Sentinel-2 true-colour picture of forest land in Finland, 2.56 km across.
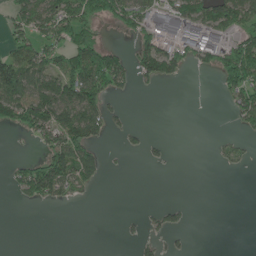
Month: June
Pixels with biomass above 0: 38%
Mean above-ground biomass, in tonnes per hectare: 44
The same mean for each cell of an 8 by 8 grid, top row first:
52 90 85 61 65 83 94 97
68 66 93 34 58 56 79 92
140 99 139 92 32 26 0 106
106 118 130 27 0 0 0 66
1 55 93 6 20 0 2 18
41 124 85 3 0 0 0 3
5 15 3 0 5 21 0 0
0 0 0 0 24 12 0 0
